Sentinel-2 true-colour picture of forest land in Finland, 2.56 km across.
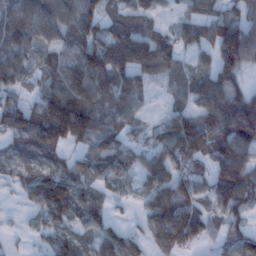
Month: January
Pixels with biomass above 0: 81%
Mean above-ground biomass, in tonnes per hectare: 80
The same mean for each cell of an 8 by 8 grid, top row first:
78 94 105 69 80 26 66 63
80 59 98 131 146 83 62 144
56 61 109 109 59 46 84 51
86 147 158 77 28 63 96 136
73 144 69 84 50 139 110 131
33 85 69 70 71 85 70 133
10 109 88 34 55 103 51 71
11 55 63 68 49 97 37 67
